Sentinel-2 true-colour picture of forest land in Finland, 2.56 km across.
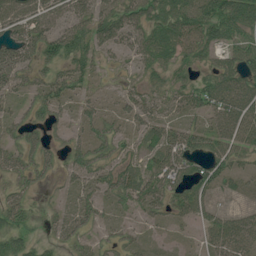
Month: July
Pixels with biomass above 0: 78%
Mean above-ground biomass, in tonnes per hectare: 49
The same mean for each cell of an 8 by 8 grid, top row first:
74 67 57 58 63 85 92 85
102 79 63 38 63 83 55 62
65 54 47 10 32 38 45 72
27 44 30 23 47 30 53 77
46 36 36 53 44 76 53 59
34 29 41 57 56 65 69 36
46 10 39 25 42 44 38 19
55 21 29 27 19 11 37 64
